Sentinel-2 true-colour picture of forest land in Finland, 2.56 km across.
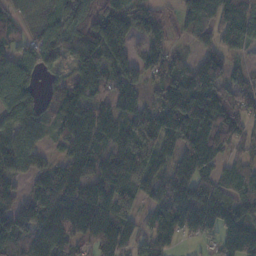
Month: November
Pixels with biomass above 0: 86%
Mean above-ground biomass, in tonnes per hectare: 96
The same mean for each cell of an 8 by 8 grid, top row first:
43 51 145 122 89 37 98 158
56 70 93 149 61 29 53 61
146 22 118 92 63 115 104 53
118 48 117 104 101 163 148 91
101 31 116 104 124 99 160 70
75 89 108 121 94 99 91 104
106 134 153 118 46 136 141 101
111 117 77 110 62 61 40 138
